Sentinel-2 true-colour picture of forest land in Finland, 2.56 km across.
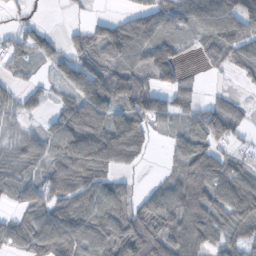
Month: October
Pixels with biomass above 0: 76%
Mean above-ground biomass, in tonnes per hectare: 68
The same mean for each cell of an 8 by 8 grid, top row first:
14 3 6 31 85 79 105 100
53 44 64 116 88 50 48 69
27 23 100 112 66 64 5 23
40 30 103 76 119 52 68 34
35 70 139 136 54 43 90 16
53 65 105 64 9 54 112 74
41 67 86 90 70 101 99 91
57 102 64 88 133 105 76 53
